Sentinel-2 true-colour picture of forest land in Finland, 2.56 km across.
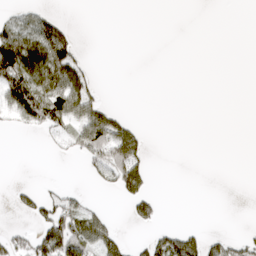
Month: April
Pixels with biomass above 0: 26%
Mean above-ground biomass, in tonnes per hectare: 31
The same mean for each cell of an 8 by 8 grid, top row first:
23 35 0 0 0 0 0 0
138 137 32 0 0 0 0 0
102 106 71 0 0 0 0 0
67 100 83 39 0 0 0 0
0 13 72 130 36 0 0 0
0 0 5 75 73 0 0 0
26 58 53 3 61 0 0 0
41 120 86 57 21 76 37 24
